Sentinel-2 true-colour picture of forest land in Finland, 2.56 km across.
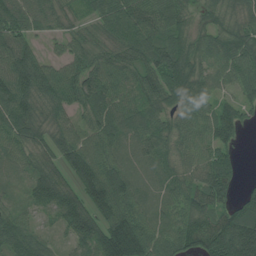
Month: July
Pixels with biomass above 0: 92%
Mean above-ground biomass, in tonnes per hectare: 90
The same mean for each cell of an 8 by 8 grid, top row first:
106 83 39 107 101 91 52 86
101 24 60 69 105 102 88 117
118 114 99 86 80 109 84 85
130 90 62 88 82 66 77 64
88 92 98 81 81 76 79 29
49 109 116 124 56 69 114 35
48 86 106 118 69 74 84 106
88 44 90 173 141 99 140 234
